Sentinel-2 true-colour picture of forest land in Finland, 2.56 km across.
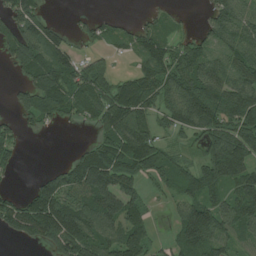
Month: July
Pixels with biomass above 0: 70%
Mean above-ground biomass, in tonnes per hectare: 92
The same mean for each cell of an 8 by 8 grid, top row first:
103 35 17 21 15 22 52 107
100 112 26 31 73 65 64 108
22 127 103 63 103 116 136 110
47 86 69 132 117 131 195 202
42 0 20 126 159 29 97 159
14 59 152 180 78 79 127 166
79 173 129 147 71 47 127 116
26 91 168 110 102 68 137 67
